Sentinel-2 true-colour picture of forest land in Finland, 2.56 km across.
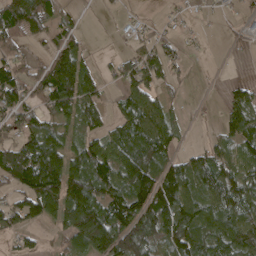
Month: April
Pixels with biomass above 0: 68%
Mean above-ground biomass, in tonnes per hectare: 81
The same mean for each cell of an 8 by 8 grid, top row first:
147 100 17 8 9 11 6 20
59 50 61 3 46 29 3 12
97 126 134 28 81 26 2 20
92 74 86 33 120 23 2 108
96 134 67 99 141 41 40 93
130 199 143 112 162 126 115 86
80 97 181 125 137 136 110 112
29 16 100 143 134 131 122 120
